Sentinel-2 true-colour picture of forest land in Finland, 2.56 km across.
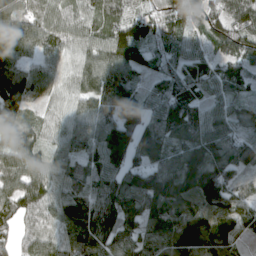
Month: April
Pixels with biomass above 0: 95%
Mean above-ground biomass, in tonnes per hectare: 105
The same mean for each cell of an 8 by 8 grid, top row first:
123 83 76 69 68 108 97 117
178 90 76 118 89 69 64 100
148 81 85 121 56 104 101 81
88 44 78 148 110 136 71 66
97 63 100 199 132 102 154 122
113 94 80 115 155 156 193 76
97 91 114 122 119 131 142 94
73 97 118 101 103 138 137 53
